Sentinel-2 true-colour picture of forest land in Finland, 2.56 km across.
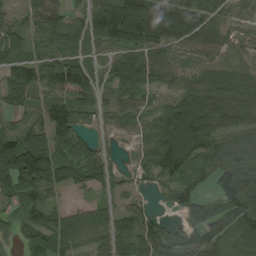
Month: August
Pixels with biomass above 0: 85%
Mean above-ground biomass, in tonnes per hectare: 80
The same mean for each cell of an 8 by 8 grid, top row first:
65 80 49 159 153 132 78 68
87 77 75 74 100 72 67 34
84 77 104 48 71 65 90 92
44 95 74 49 45 117 137 115
107 103 78 16 54 150 84 67
123 131 71 40 21 59 36 119
67 78 40 38 40 43 63 114
35 109 75 95 91 80 105 101
